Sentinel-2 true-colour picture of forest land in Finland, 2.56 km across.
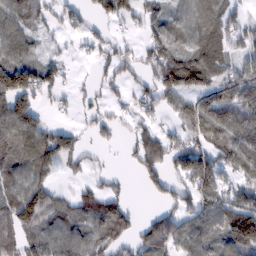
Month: February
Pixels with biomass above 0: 69%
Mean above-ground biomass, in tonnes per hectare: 75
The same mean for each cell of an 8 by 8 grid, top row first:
93 48 39 37 52 59 88 39
72 18 9 32 41 71 91 62
142 66 6 47 38 129 92 107
171 20 21 20 33 39 126 162
118 103 38 20 97 57 82 133
91 65 25 17 58 67 140 71
143 112 99 130 5 69 79 121
75 88 91 77 92 111 95 174
